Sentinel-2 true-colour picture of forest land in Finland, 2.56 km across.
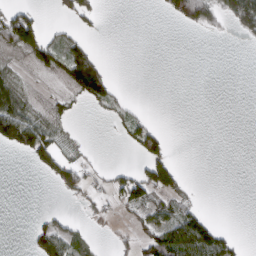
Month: March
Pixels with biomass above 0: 31%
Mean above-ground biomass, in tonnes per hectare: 26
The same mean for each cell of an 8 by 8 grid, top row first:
70 4 44 0 0 31 42 58
50 56 43 0 0 0 0 1
25 4 87 31 0 0 0 0
97 13 4 20 9 0 0 0
73 66 7 2 75 2 0 0
0 28 47 30 68 49 0 0
0 6 9 17 52 43 11 0
0 61 20 6 41 104 118 14
